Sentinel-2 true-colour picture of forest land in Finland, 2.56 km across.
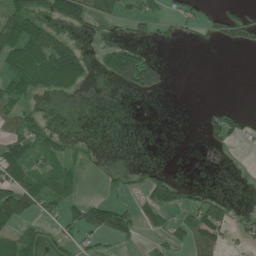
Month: June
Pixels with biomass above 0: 37%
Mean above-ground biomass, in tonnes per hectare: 36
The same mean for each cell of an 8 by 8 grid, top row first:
61 46 58 36 42 35 31 44
95 91 30 51 27 5 8 37
64 84 63 47 127 0 0 0
54 11 3 0 1 0 26 34
48 57 9 0 0 0 20 14
89 65 20 13 25 14 0 1
104 37 64 99 47 54 47 2
62 23 30 40 15 29 62 10
